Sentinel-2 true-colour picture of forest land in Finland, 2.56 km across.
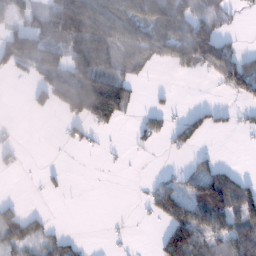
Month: January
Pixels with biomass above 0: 46%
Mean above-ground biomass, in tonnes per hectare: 55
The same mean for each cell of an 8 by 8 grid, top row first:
40 80 213 111 119 105 70 16
95 93 114 96 92 85 144 22
14 94 129 102 20 4 15 104
0 30 113 140 20 15 30 18
14 0 20 3 13 40 8 4
7 12 0 1 4 32 98 41
27 4 0 0 17 100 181 130
56 40 13 6 1 137 69 94
